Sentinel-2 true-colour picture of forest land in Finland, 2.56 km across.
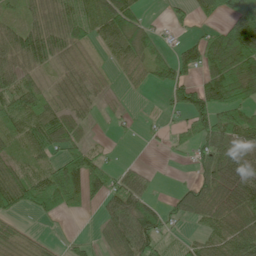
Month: June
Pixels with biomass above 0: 69%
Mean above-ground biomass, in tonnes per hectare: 49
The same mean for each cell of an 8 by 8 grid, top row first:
37 64 75 88 26 16 28 110
69 72 37 35 69 25 67 116
50 17 43 12 27 59 60 102
54 58 40 11 3 21 88 69
28 71 42 5 5 15 61 81
50 57 99 40 31 1 58 88
46 62 26 46 78 33 68 72
39 15 14 47 80 14 45 72
